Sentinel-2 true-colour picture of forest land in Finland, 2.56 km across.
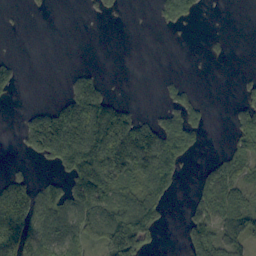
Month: September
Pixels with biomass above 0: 44%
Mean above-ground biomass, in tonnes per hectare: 63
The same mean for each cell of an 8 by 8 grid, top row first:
1 2 1 10 0 73 3 0
0 0 0 0 0 0 6 0
37 0 51 3 0 11 0 11
5 87 158 122 13 56 21 56
13 206 247 185 186 128 4 78
28 26 178 135 104 63 40 78
170 127 111 91 154 3 71 85
196 83 63 127 113 3 123 72
